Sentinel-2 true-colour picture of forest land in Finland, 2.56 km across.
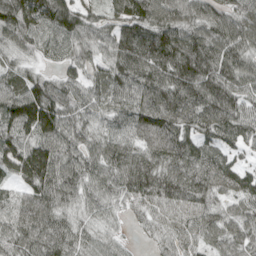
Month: April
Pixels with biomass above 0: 95%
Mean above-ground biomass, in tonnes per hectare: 84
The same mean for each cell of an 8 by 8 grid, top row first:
116 104 80 70 116 88 86 69
61 56 68 84 113 126 107 80
70 56 60 97 98 128 124 90
130 127 66 69 100 116 111 92
99 101 71 79 71 95 68 54
78 112 89 87 114 95 87 81
83 92 57 46 52 65 60 53
91 110 69 45 15 57 54 66
